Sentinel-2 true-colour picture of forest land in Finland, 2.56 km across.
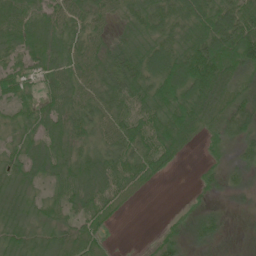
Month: June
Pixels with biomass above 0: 84%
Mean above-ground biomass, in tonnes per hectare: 44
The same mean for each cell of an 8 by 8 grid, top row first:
50 45 46 32 54 51 64 68
43 54 48 38 56 52 85 88
42 39 51 62 62 77 96 54
30 49 46 52 55 65 63 59
35 48 40 48 64 63 16 30
36 41 63 57 39 6 21 24
40 36 43 32 1 2 15 10
47 38 43 6 1 30 28 4
